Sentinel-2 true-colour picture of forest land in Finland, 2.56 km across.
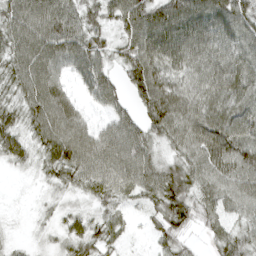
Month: April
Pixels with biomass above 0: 89%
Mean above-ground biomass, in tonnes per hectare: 64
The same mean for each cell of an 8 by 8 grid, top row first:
80 98 62 58 97 99 92 73
76 94 74 51 107 95 80 71
63 91 47 47 106 68 72 88
51 97 41 47 59 102 83 77
63 77 87 84 72 59 101 92
7 36 66 83 76 69 48 76
3 16 21 38 34 77 38 51
10 14 50 37 10 54 19 53
